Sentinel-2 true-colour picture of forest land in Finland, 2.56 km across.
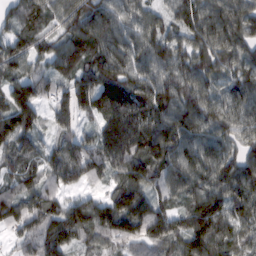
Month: February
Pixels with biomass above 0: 95%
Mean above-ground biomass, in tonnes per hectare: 97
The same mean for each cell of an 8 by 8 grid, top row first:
82 62 105 90 70 83 119 109
97 63 92 106 88 88 126 111
108 66 50 119 91 112 92 93
164 59 91 123 108 116 106 92
110 46 91 124 128 115 93 80
79 79 87 78 127 101 108 117
103 110 108 141 104 73 126 82
53 126 65 79 108 97 148 68
